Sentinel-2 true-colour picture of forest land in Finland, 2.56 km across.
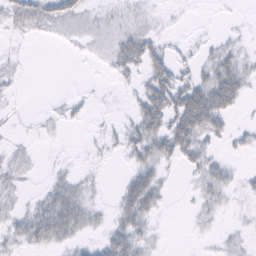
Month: February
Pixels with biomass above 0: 52%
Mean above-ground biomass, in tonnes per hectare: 16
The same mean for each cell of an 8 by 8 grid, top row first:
24 27 18 10 10 2 0 1
3 1 5 21 40 7 10 12
6 0 0 6 21 34 36 40
2 4 5 2 41 51 71 9
6 2 1 7 41 48 19 9
15 6 10 0 34 3 25 9
11 37 35 11 46 0 13 5
18 28 14 30 18 0 2 6
